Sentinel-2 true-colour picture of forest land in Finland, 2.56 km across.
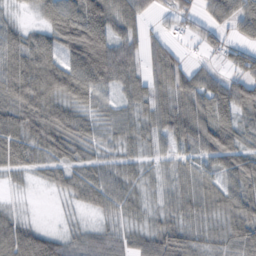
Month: October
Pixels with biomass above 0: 84%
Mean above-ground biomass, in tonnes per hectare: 53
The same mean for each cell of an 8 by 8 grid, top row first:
12 52 95 80 39 45 45 82
70 66 117 98 41 18 32 47
97 95 96 71 45 65 53 58
68 78 42 29 38 70 66 65
79 75 43 26 33 59 76 59
24 31 42 44 27 30 39 72
9 0 19 37 23 34 36 67
113 71 36 40 48 63 28 58
